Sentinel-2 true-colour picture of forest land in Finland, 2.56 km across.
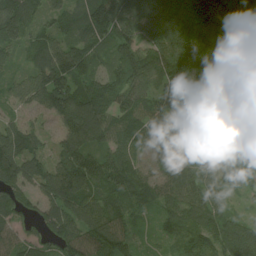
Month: August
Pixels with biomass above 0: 94%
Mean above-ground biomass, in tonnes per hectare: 96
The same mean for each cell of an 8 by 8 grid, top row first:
126 70 72 125 102 101 151 143
64 84 80 64 97 116 129 126
51 132 97 80 107 123 133 92
40 78 135 117 106 130 116 89
108 44 114 82 78 108 96 107
104 105 145 103 59 94 88 53
81 80 110 101 41 95 102 19
69 63 120 150 22 66 93 166
